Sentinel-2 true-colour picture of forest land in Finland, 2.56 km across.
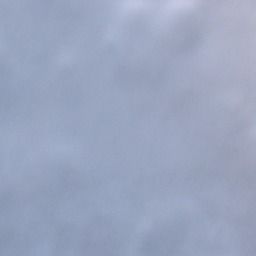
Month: December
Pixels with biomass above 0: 82%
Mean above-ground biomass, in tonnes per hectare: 101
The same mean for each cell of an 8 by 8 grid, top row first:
63 134 131 68 54 57 74 9
76 155 112 87 85 68 113 22
140 88 82 100 158 121 101 83
70 77 51 57 81 134 77 103
177 169 91 54 60 26 71 164
130 147 177 107 77 44 46 117
138 155 176 183 94 103 99 6
137 165 137 119 101 164 146 67
